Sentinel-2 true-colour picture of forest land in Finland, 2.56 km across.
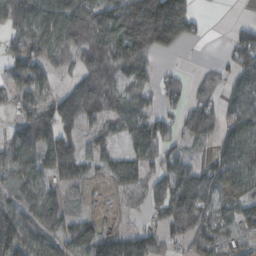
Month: October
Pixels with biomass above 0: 76%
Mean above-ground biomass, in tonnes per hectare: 75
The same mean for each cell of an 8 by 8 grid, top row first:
104 117 135 120 192 170 7 2
73 94 82 129 153 62 1 95
80 55 74 87 54 30 29 78
37 87 122 80 61 36 65 92
88 122 65 44 92 40 40 98
63 57 53 59 58 90 75 89
81 92 14 3 29 113 72 79
126 73 83 77 83 30 72 38
